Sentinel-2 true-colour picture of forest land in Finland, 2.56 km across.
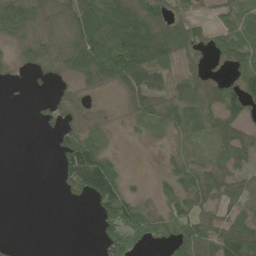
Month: June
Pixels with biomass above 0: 65%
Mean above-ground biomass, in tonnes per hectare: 46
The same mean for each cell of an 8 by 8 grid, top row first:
91 41 82 122 103 50 18 41
23 48 97 129 169 80 35 55
5 14 26 54 69 34 29 44
0 24 7 3 37 54 57 56
0 3 86 10 4 20 20 57
0 0 142 116 6 50 54 37
0 0 3 114 50 47 42 38
5 0 0 79 57 68 68 101
